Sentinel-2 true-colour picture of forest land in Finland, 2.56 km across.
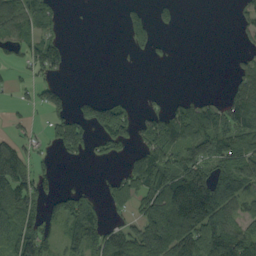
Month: September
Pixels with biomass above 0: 49%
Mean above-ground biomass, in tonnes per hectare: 57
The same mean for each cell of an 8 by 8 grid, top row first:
101 62 0 0 45 22 0 32
48 94 0 0 42 5 0 20
21 46 0 0 0 0 0 51
12 56 48 83 35 69 83 110
68 32 89 74 70 85 79 98
146 39 1 23 120 114 79 89
89 54 87 32 64 88 138 66
93 65 101 83 99 111 103 109
